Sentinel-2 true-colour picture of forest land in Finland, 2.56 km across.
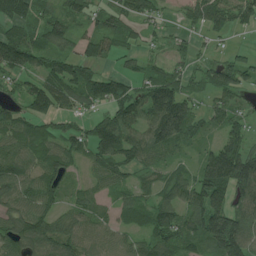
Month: July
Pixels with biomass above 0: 82%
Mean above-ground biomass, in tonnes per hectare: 79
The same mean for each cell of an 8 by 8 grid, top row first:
95 60 58 76 60 21 94 74
156 77 57 59 32 29 20 18
47 92 91 73 60 79 62 82
53 83 49 88 98 178 52 36
93 90 73 132 102 90 40 91
100 102 30 71 30 44 141 161
77 73 71 51 80 96 162 86
112 99 82 49 64 97 101 134
